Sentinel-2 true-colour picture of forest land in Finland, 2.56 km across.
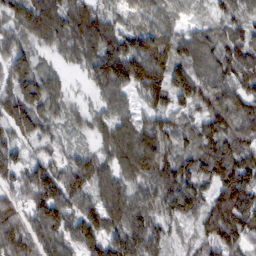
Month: February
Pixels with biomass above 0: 94%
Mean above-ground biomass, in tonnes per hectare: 97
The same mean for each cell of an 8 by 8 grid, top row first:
86 125 103 52 75 51 47 77
104 41 66 56 148 112 97 109
130 79 17 132 175 130 99 142
146 82 34 77 55 79 98 98
72 53 25 98 112 70 114 97
83 125 121 84 99 113 87 139
95 133 104 109 95 101 97 158
146 114 104 117 154 48 94 116
